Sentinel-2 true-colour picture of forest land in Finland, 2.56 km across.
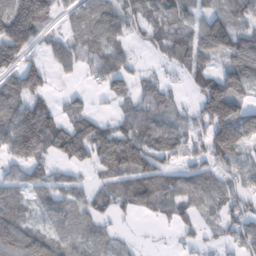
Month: February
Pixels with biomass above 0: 72%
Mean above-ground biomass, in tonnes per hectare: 65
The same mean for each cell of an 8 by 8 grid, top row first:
137 74 46 81 74 64 69 72
122 34 56 56 28 91 90 96
74 43 14 64 31 21 104 103
94 72 44 18 74 40 118 80
103 82 97 109 59 57 73 76
45 58 17 70 80 54 55 51
70 69 61 64 52 58 47 58
121 87 57 38 3 12 21 56
